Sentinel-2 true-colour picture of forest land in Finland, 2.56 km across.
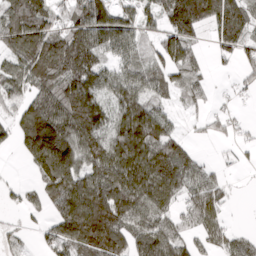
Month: March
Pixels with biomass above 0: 77%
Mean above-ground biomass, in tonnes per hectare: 96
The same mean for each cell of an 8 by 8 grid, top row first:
154 108 108 97 72 158 122 119
105 196 164 57 51 125 26 81
87 131 152 71 79 63 31 25
59 148 174 75 118 23 32 9
57 266 165 114 171 86 11 21
2 129 137 158 169 143 51 2
16 51 176 174 127 56 115 1
30 49 170 176 97 88 57 47
